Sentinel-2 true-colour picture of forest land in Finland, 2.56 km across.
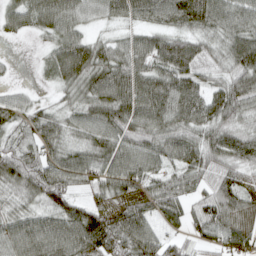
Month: April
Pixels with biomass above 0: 91%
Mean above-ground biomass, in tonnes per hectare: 75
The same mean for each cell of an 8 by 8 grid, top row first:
54 84 65 54 59 77 91 75
0 37 90 66 83 105 51 101
8 22 85 106 92 93 48 82
73 51 63 97 108 92 82 77
66 69 62 96 87 93 92 98
107 109 70 86 84 64 56 67
57 74 69 80 67 65 82 83
93 103 110 99 100 41 53 74
